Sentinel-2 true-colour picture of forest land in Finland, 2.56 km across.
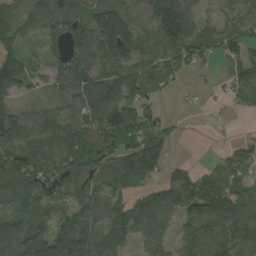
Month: August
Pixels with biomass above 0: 82%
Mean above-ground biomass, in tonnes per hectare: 83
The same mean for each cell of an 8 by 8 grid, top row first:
85 79 75 132 53 169 35 49
87 48 114 154 49 106 67 87
125 56 115 81 85 27 5 74
74 43 75 114 70 5 7 22
90 89 122 110 121 22 2 36
118 97 88 112 109 77 77 77
84 58 84 90 99 124 158 132
94 117 130 100 62 71 124 96
